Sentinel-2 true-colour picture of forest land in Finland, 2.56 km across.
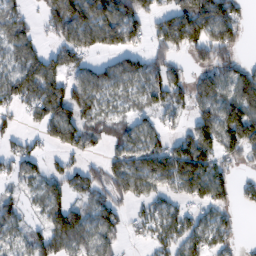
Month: February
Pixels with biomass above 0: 72%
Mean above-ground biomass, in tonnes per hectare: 81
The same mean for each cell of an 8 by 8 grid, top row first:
57 76 147 131 84 112 154 55
67 43 95 86 58 78 128 45
104 121 74 78 87 75 95 105
47 117 104 46 48 58 85 153
40 42 95 49 90 85 123 128
55 57 74 97 141 153 156 27
36 71 71 82 52 55 77 32
45 77 79 47 29 91 82 29
